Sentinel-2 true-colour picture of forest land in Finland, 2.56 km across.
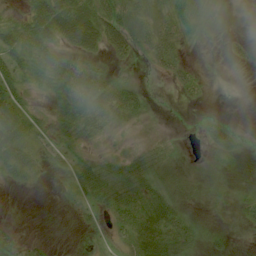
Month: July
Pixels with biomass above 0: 57%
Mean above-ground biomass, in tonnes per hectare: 23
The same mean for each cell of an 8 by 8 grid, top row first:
12 47 42 45 41 43 25 3
34 29 42 32 37 30 0 10
35 33 53 27 4 22 5 0
42 22 61 58 22 0 2 0
44 29 27 8 14 6 13 9
32 11 44 59 49 10 7 3
1 1 14 33 40 34 2 15
20 6 2 13 31 52 8 0
